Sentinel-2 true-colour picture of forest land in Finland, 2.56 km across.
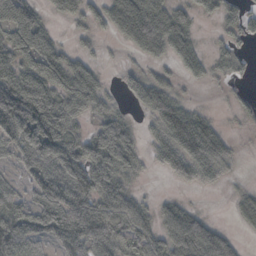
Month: October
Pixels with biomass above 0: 75%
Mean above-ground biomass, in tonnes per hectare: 48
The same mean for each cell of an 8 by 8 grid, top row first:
52 21 38 75 121 62 25 40
72 47 17 4 74 83 14 19
73 68 68 5 57 27 25 12
80 62 40 32 36 88 17 13
45 66 43 93 23 94 114 8
15 48 62 74 11 49 57 9
54 68 66 61 29 42 5 24
73 34 62 59 45 77 85 16
